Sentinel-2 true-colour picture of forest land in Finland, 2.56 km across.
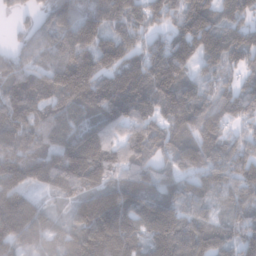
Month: January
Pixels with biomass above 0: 92%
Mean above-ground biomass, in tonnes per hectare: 149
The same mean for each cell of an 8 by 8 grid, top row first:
36 136 187 178 149 125 162 121
73 134 222 191 136 199 167 157
153 160 238 174 186 186 73 81
157 125 147 204 152 152 139 116
158 123 181 114 127 107 165 130
160 155 181 123 123 93 122 163
194 63 156 264 144 137 89 106
173 105 173 257 142 224 164 135
